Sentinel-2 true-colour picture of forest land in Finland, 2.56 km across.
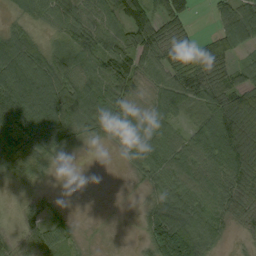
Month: September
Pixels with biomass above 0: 84%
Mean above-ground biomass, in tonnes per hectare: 68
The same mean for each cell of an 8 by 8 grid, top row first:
21 52 63 77 98 77 13 124
103 45 66 76 112 90 66 59
137 121 79 96 45 80 96 53
182 163 107 80 39 59 77 129
89 92 25 27 75 62 74 92
45 17 1 0 47 89 91 82
11 22 0 0 33 114 75 59
24 61 19 1 45 197 86 11
